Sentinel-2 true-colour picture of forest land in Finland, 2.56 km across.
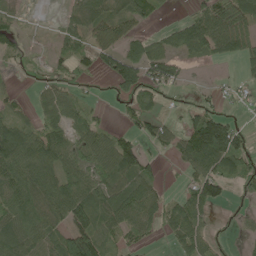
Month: May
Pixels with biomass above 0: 66%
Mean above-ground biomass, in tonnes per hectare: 57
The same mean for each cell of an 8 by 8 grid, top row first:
18 1 57 76 55 11 109 93
38 11 51 67 57 59 80 67
7 26 34 58 89 49 5 20
30 50 42 9 63 13 66 17
106 80 55 76 47 55 174 79
72 68 64 80 66 7 99 85
75 77 102 89 80 52 71 24
76 67 130 44 32 46 50 18
